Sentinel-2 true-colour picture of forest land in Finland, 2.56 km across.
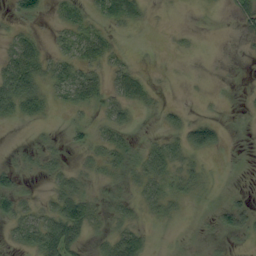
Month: September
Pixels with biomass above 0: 49%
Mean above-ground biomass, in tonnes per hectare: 20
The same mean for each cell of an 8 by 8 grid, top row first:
22 14 24 37 16 1 1 21
30 14 30 21 1 5 0 3
71 31 43 25 20 1 2 1
41 20 14 21 9 16 3 1
3 8 13 30 15 28 63 0
20 17 18 15 33 36 15 1
32 22 61 17 22 16 6 35
19 70 47 34 36 2 5 9
